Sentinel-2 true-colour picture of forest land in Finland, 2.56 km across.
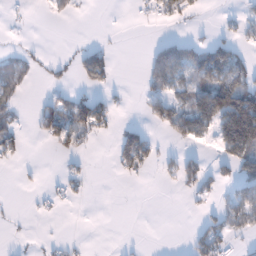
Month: January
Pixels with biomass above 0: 30%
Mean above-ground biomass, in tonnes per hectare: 33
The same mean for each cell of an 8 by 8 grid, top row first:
2 8 5 0 6 37 3 22
7 5 18 15 7 66 55 33
37 14 25 22 26 72 69 99
27 60 86 41 20 75 156 212
40 28 29 16 88 22 20 132
5 1 22 5 19 54 40 59
1 6 4 2 2 2 15 70
5 9 5 0 2 0 68 11
